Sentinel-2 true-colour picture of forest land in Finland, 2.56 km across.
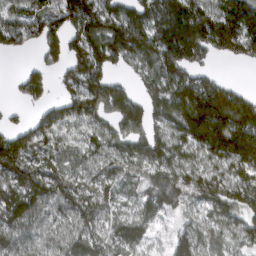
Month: March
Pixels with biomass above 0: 85%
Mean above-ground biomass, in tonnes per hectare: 112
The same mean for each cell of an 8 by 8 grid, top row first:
94 102 171 129 146 263 170 232
55 102 101 147 147 255 119 125
34 78 151 78 73 148 81 8
15 73 126 96 117 142 241 189
144 87 63 84 109 100 150 213
122 105 84 93 71 92 95 93
132 114 109 73 84 69 81 101
106 83 96 75 74 94 85 71
